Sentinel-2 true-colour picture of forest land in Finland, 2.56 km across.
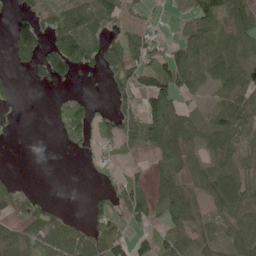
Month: June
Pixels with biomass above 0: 60%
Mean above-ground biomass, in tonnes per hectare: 47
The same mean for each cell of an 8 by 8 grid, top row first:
26 41 82 55 11 10 73 80
84 65 105 54 73 51 67 50
7 59 12 40 62 81 49 59
4 8 80 50 63 57 27 69
0 0 42 35 81 90 54 38
6 0 1 16 18 60 59 49
33 30 0 36 59 95 33 56
63 78 66 59 36 54 43 58
